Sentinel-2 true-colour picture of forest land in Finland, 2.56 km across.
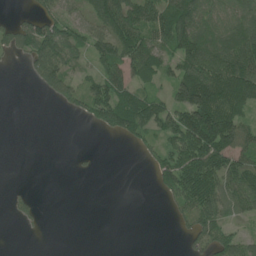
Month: June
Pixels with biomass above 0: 56%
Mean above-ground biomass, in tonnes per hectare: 64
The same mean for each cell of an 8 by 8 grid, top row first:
16 72 55 120 111 131 84 90
51 134 67 115 118 105 113 138
0 101 49 87 66 97 161 156
0 0 40 142 106 129 197 85
0 0 0 2 43 106 207 109
0 0 7 0 3 131 135 101
18 1 0 0 0 34 92 63
0 1 0 0 0 4 78 52
